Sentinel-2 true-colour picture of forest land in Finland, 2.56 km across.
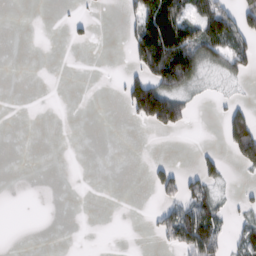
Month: February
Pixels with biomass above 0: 25%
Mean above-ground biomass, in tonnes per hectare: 29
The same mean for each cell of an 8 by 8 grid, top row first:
0 0 13 0 89 113 94 61
0 0 5 0 115 164 83 57
0 0 0 3 89 114 15 18
0 0 0 0 125 109 1 42
0 0 0 0 0 0 4 105
0 0 0 0 4 51 53 7
0 0 0 0 2 64 74 19
0 0 0 0 1 57 94 36
